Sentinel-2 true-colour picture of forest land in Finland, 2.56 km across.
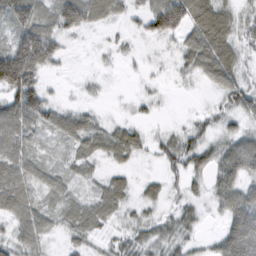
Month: February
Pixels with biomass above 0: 83%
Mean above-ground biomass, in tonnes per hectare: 39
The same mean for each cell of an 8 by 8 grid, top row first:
69 37 84 38 46 98 78 32
80 75 6 13 8 27 86 36
134 19 7 3 9 11 33 37
76 54 31 5 15 2 18 43
54 14 39 57 26 50 34 45
54 31 24 29 12 23 36 54
55 31 42 44 24 28 17 63
36 23 32 29 41 39 14 73
